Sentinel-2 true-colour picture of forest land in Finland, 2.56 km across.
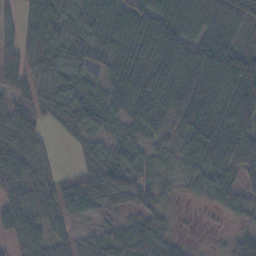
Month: November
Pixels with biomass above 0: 87%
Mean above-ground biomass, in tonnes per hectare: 41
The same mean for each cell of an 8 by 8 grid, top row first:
24 48 37 63 70 64 46 43
34 38 37 50 53 68 72 51
42 31 39 39 49 59 63 83
54 21 52 47 45 52 61 65
36 18 16 34 34 26 60 58
50 20 24 62 28 22 41 38
56 36 29 28 38 8 7 36
36 51 27 33 38 19 3 30
